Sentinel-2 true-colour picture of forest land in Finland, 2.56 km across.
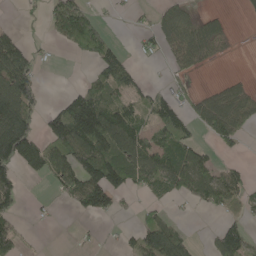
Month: May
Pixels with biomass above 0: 49%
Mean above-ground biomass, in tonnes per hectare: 60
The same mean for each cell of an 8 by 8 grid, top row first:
3 49 114 5 9 67 36 5
91 6 58 61 18 56 49 1
164 1 13 104 25 24 4 19
164 49 192 105 54 72 89 71
188 90 149 127 100 99 31 27
56 61 121 130 87 101 92 42
37 9 49 48 21 7 35 27
67 1 5 4 77 95 19 84
